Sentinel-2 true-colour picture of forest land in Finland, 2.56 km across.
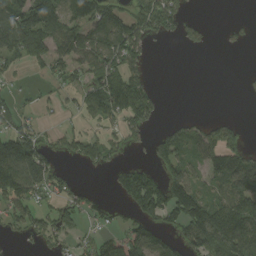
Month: August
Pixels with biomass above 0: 54%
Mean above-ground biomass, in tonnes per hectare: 77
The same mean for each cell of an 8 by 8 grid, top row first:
128 159 107 97 113 98 4 5
102 119 116 125 66 8 20 10
20 40 57 127 63 0 0 6
58 16 52 104 103 3 4 1
121 55 73 56 31 115 99 61
142 113 12 39 114 110 63 119
90 68 80 28 142 166 153 118
23 67 38 120 139 76 172 178
